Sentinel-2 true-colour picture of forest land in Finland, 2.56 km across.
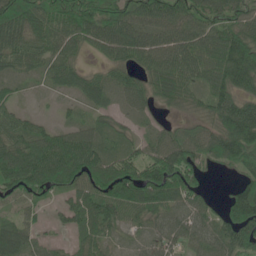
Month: June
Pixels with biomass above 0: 87%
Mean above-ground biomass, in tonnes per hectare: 70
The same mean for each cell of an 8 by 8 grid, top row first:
96 86 109 95 84 84 77 69
88 74 53 82 78 83 88 124
37 34 67 53 59 91 74 103
38 5 23 36 38 29 59 114
74 79 91 43 44 82 74 117
99 111 103 114 106 115 26 42
31 28 78 85 77 60 38 130
74 21 44 32 28 58 65 98
